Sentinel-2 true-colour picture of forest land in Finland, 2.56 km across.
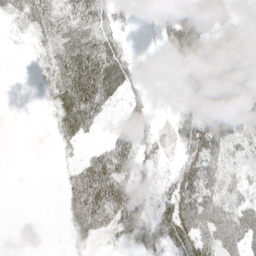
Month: May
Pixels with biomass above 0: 67%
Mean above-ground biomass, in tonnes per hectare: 37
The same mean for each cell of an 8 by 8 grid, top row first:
15 33 48 24 3 56 44 15
3 17 62 40 2 57 59 62
1 18 98 63 10 12 78 91
0 9 79 20 27 20 71 70
0 2 18 48 32 23 79 43
0 0 58 85 30 34 71 38
0 0 59 84 41 51 64 57
1 0 15 13 48 48 45 56
